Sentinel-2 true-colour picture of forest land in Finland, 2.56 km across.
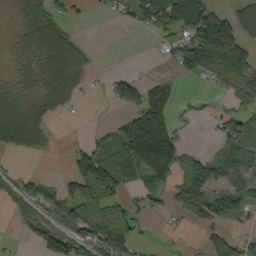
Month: September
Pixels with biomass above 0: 54%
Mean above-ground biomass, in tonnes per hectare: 50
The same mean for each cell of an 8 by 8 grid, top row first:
25 56 8 17 91 78 86 57
33 106 44 0 0 54 139 110
43 70 59 37 37 23 31 103
72 46 7 6 106 31 15 51
66 20 27 62 123 29 6 68
25 13 82 84 51 22 83 61
38 61 81 57 22 46 71 33
6 58 61 94 14 8 36 53
